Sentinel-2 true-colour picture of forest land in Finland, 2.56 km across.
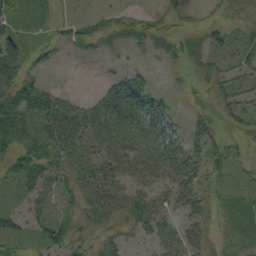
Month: September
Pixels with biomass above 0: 70%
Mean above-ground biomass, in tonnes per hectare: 31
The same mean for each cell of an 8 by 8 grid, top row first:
26 12 8 16 12 12 6 9
40 17 12 7 10 16 25 31
46 9 1 21 23 3 25 25
63 57 51 78 44 11 20 29
49 59 48 78 56 39 35 10
49 45 35 44 42 52 35 12
20 29 38 54 39 38 25 28
30 37 25 29 33 49 24 24
